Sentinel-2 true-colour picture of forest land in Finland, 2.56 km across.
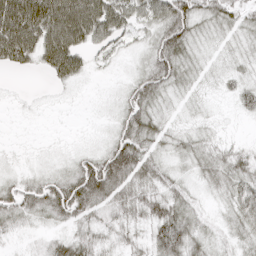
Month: April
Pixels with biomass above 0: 84%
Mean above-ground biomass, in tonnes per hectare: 32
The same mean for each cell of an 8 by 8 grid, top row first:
89 92 88 66 43 68 40 34
78 68 46 29 20 56 15 14
1 14 19 6 39 33 15 20
3 4 2 11 49 17 9 17
3 3 6 39 47 19 17 11
15 24 55 71 40 21 24 36
37 44 55 35 34 36 10 46
14 24 34 22 18 56 21 22
